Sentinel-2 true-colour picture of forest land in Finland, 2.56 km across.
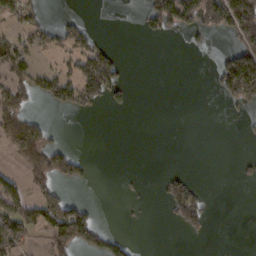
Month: February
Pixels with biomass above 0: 26%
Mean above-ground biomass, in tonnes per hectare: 42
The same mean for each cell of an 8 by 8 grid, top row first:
46 12 13 0 41 141 106 197
57 34 55 23 0 0 14 94
67 63 93 85 0 0 8 250
104 16 35 14 0 0 0 20
114 75 1 0 0 0 0 3
32 106 55 0 4 35 0 13
88 99 56 0 3 82 38 0
78 49 105 55 0 0 9 0
